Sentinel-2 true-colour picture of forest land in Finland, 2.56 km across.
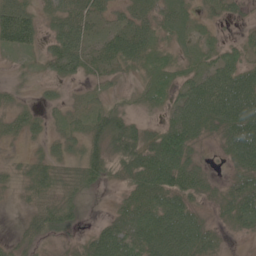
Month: June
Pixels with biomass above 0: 84%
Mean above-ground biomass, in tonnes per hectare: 45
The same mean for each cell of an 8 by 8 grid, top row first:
99 32 53 25 33 48 13 17
54 37 73 54 52 24 21 25
10 25 26 19 30 39 73 87
26 17 25 45 16 57 93 109
8 19 35 63 61 114 18 100
15 45 42 23 78 92 28 46
4 39 23 14 69 83 16 66
17 22 19 88 85 110 50 6
